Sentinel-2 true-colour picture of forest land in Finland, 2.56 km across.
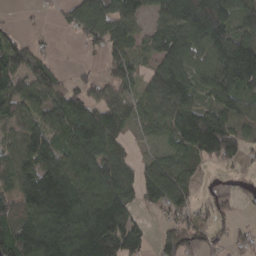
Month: March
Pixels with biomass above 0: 78%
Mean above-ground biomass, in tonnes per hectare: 96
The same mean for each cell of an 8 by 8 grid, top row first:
4 8 86 115 62 133 189 90
84 18 21 71 45 123 129 153
98 91 36 55 65 151 101 145
102 112 96 82 61 124 121 100
74 109 107 86 18 80 165 95
100 182 127 129 71 110 12 17
94 232 182 199 36 89 49 23
82 158 189 186 62 104 54 40
